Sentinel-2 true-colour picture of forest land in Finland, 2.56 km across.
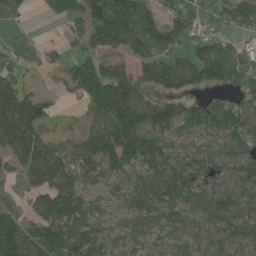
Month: June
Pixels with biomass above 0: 82%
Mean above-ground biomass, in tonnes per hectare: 91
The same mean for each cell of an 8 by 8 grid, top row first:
29 35 94 181 109 74 48 112
53 29 55 88 112 69 88 66
71 13 125 156 94 121 97 74
172 60 39 177 125 85 115 78
134 89 90 130 126 70 68 97
42 146 89 86 90 119 89 103
64 122 101 49 80 96 97 103
168 136 106 48 53 57 79 79
